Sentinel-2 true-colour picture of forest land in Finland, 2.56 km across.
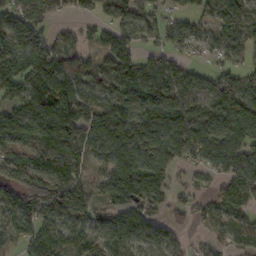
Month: October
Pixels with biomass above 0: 83%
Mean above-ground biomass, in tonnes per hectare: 82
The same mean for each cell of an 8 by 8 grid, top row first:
103 76 43 51 54 39 55 62
111 111 65 122 50 53 42 55
124 132 94 72 77 77 51 78
89 180 121 85 89 100 69 125
104 115 102 89 81 86 85 92
111 128 82 100 109 28 34 94
112 132 104 73 77 39 46 88
78 117 77 74 59 36 20 47
